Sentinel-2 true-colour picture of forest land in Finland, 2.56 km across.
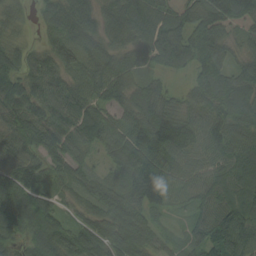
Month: August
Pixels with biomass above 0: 95%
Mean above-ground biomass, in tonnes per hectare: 89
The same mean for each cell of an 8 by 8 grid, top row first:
50 66 99 95 108 107 142 147
51 67 107 74 95 121 125 45
109 86 69 109 61 20 102 84
114 88 92 64 102 85 95 95
76 102 82 82 121 116 87 97
118 79 63 60 123 78 73 91
105 78 53 118 89 39 75 103
62 101 95 105 89 37 97 119
